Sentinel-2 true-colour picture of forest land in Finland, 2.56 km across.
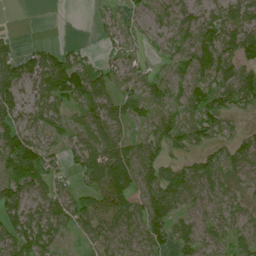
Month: July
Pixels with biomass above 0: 79%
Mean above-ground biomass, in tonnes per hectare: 68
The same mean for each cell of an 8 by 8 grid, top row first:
0 1 0 38 37 73 51 70
37 40 25 30 27 58 94 93
93 130 92 49 57 58 87 91
67 52 58 72 56 72 89 51
105 45 62 80 74 64 63 67
110 71 47 107 102 86 96 72
95 77 80 105 94 86 65 42
100 74 41 86 92 70 62 67
